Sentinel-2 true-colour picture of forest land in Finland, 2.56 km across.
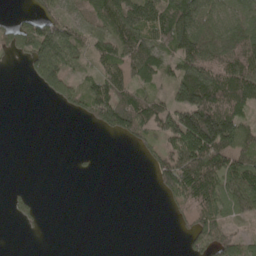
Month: May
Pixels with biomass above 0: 56%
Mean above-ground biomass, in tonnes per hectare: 64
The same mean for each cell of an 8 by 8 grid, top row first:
16 72 55 120 111 131 84 90
51 134 67 115 118 105 113 138
0 101 49 87 66 97 161 156
0 0 40 142 106 129 197 85
0 0 0 2 43 106 207 109
0 0 7 0 3 131 135 101
18 1 0 0 0 34 92 63
0 1 0 0 0 4 78 52
